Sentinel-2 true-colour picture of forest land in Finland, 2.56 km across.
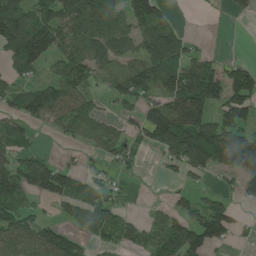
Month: June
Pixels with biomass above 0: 64%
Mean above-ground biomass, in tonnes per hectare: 86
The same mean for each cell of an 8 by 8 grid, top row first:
169 107 154 118 131 14 7 34
159 131 101 109 83 99 11 3
61 65 113 81 120 133 172 118
64 128 90 22 87 170 128 124
72 4 38 77 55 143 200 215
116 128 54 28 5 27 49 116
87 21 78 63 5 44 86 27
103 106 56 57 51 129 126 16
